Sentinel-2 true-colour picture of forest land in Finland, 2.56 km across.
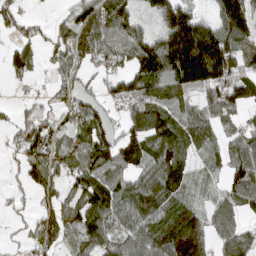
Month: March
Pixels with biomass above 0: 76%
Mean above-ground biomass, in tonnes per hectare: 76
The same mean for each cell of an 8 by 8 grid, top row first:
49 10 44 126 35 181 50 175
58 38 94 79 119 268 224 99
21 20 44 51 104 147 163 108
25 33 62 27 106 79 73 53
37 73 69 71 70 77 61 67
15 86 88 92 64 61 31 59
10 57 97 100 86 52 46 63
10 69 69 73 84 105 53 83
